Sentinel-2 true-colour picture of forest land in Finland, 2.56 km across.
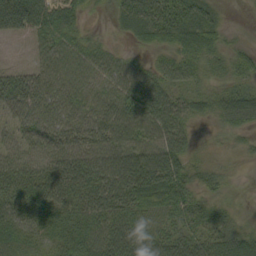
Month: September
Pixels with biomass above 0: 90%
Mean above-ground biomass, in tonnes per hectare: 46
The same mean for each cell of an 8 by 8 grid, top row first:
103 73 33 17 73 72 44 3
3 38 39 17 23 48 50 25
46 48 45 42 54 40 24 29
34 46 43 52 72 52 26 60
38 42 51 53 60 59 10 19
62 71 79 90 96 74 29 4
45 49 43 50 42 46 29 7
41 38 48 62 56 50 44 61
